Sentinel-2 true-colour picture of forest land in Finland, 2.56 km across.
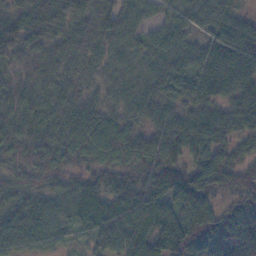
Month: November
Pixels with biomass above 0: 95%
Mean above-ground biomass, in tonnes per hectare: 70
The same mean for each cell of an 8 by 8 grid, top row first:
84 76 71 85 46 52 65 53
85 63 75 59 53 66 48 72
43 67 62 49 60 78 77 72
71 74 92 64 62 54 55 64
77 77 104 106 82 68 76 50
55 65 46 58 70 88 91 53
68 62 76 82 93 70 68 69
66 51 23 75 91 126 90 84
